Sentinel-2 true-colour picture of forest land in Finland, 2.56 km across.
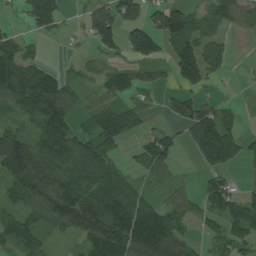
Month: August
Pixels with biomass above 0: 68%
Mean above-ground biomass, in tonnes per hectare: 69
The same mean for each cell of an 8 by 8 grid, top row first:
8 92 21 94 56 98 56 66
65 8 5 49 99 94 74 2
115 106 27 57 41 51 51 3
44 111 47 68 36 48 84 19
123 106 78 57 49 41 163 67
126 120 99 80 32 21 46 11
52 103 118 124 92 66 75 85
88 44 54 148 165 84 37 67
